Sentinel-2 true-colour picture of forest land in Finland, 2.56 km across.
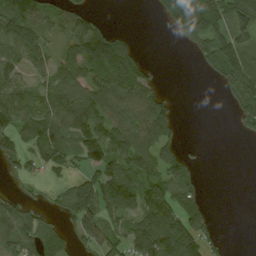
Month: August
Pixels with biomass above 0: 62%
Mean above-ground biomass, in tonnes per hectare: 71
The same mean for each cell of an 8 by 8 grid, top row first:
104 52 47 2 1 172 196 98
76 43 69 75 9 5 94 124
75 63 83 86 66 0 14 128
117 106 147 101 98 38 0 81
73 108 106 116 101 49 2 4
37 33 52 106 80 82 3 0
74 23 124 95 108 101 41 0
111 70 64 77 127 170 73 0
